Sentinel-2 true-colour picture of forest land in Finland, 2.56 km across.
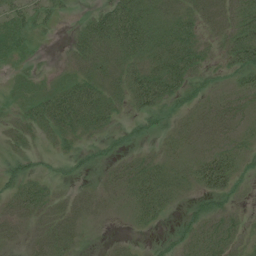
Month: July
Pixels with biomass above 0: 71%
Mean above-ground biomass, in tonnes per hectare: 30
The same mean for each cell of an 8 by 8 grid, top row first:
37 29 10 61 57 39 25 39
31 3 34 54 62 63 16 52
12 8 44 30 69 60 18 28
18 64 72 31 34 21 19 27
19 11 20 16 12 20 20 24
32 17 12 15 51 29 69 31
30 28 23 9 53 13 30 11
11 29 15 5 5 27 45 24
